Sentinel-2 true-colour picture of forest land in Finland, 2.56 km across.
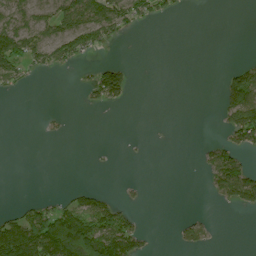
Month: July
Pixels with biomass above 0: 29%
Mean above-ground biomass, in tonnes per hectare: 35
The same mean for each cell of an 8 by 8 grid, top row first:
53 65 105 91 46 11 0 0
95 80 63 14 0 0 0 0
43 3 9 72 0 0 0 94
0 4 2 4 0 0 0 143
0 3 0 1 2 0 20 70
0 0 0 1 2 0 48 125
17 45 74 54 8 0 2 38
194 152 168 149 31 15 21 0
